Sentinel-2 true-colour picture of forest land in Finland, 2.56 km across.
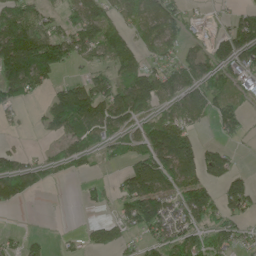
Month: June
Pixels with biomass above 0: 61%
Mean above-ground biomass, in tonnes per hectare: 72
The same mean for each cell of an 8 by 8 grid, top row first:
128 54 107 76 97 76 16 53
216 160 108 83 64 66 54 108
155 58 44 70 108 93 97 53
27 58 163 123 59 80 67 46
11 13 62 48 80 187 24 17
108 42 32 14 181 133 82 40
19 2 6 24 129 76 98 64
24 16 20 45 46 94 81 44
